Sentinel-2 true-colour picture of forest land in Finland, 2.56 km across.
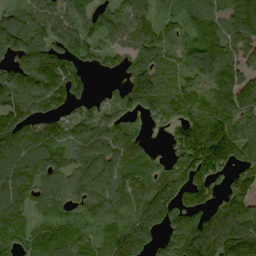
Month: September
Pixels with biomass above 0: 85%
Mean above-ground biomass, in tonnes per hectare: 96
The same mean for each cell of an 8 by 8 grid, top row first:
61 104 104 105 68 83 98 108
143 154 110 69 104 103 109 87
126 150 75 18 110 78 99 90
121 92 56 73 70 83 97 121
126 110 89 110 60 86 104 87
116 99 104 116 104 106 111 51
89 64 68 98 119 100 81 79
74 93 86 96 84 95 140 151
